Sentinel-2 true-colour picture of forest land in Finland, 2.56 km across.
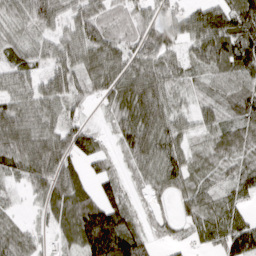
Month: March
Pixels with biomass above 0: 87%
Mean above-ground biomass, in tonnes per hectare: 72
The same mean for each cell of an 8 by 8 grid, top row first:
59 92 70 59 49 51 89 115
59 44 79 70 75 48 100 112
62 57 72 86 113 60 50 67
87 72 38 59 134 65 52 80
97 102 91 26 123 75 51 75
46 114 56 51 58 81 52 68
17 56 124 110 25 27 69 44
63 25 114 185 76 29 52 110
